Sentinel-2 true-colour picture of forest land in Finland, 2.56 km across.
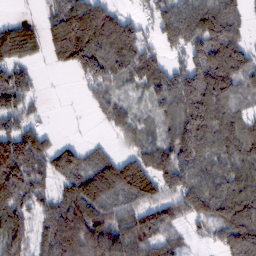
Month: February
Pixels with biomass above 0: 81%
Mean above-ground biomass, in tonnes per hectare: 98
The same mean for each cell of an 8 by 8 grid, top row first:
18 55 179 104 39 144 146 87
111 69 178 136 86 71 149 109
96 2 45 85 85 90 130 79
90 13 2 68 35 115 147 57
161 73 43 28 66 123 90 101
180 100 128 159 170 108 89 87
103 80 165 95 107 102 113 117
102 128 175 134 110 54 32 137
